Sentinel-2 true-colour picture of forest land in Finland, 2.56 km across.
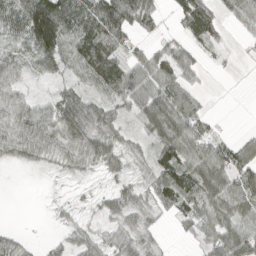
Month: April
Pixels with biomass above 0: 73%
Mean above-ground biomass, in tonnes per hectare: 50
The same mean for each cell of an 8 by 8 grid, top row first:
91 176 84 116 85 34 89 51
24 117 85 76 23 48 26 5
51 27 37 76 65 74 6 1
68 45 84 34 55 89 21 0
61 57 77 62 26 82 60 50
0 5 19 26 28 80 91 64
0 5 12 43 36 57 75 74
20 9 31 36 26 6 46 84
